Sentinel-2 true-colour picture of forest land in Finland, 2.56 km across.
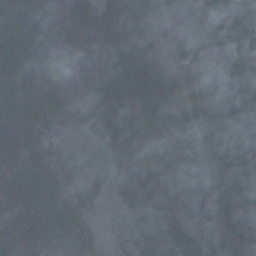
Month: November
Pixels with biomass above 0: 71%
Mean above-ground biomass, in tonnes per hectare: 93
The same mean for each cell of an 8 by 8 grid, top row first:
0 115 154 156 173 123 54 129
0 34 195 179 123 81 82 46
0 113 144 198 208 82 69 94
20 134 84 198 129 98 75 136
3 54 4 100 121 96 103 90
29 18 60 55 173 149 92 134
48 5 66 20 110 143 124 132
21 40 41 28 101 156 88 145
